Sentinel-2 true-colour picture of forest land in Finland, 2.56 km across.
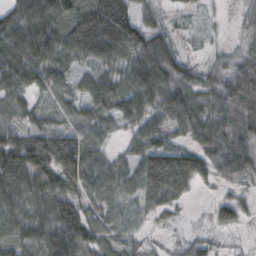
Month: October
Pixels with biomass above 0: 92%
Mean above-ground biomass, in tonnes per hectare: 67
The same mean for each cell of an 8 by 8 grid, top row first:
79 100 92 170 53 20 13 25
86 94 95 110 91 43 19 36
73 64 37 58 93 82 51 106
52 42 46 58 65 77 72 94
96 91 76 25 65 49 85 81
119 111 102 61 110 144 47 60
72 88 74 49 48 37 18 43
56 79 86 52 27 21 32 9
